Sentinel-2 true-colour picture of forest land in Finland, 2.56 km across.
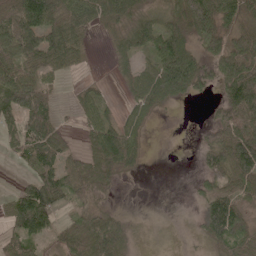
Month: May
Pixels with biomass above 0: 68%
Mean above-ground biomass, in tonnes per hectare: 52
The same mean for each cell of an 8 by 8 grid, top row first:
111 90 83 60 34 47 81 63
94 105 50 16 49 83 43 68
89 43 8 8 63 106 35 107
85 56 30 23 39 3 8 103
64 96 17 81 30 0 36 106
11 71 70 44 6 0 44 79
70 86 34 13 0 0 71 54
57 32 85 113 6 1 37 49
